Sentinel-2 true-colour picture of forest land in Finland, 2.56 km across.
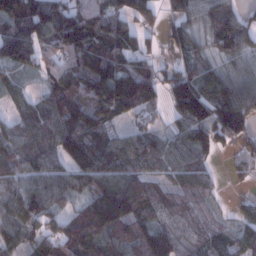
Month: January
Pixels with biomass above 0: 86%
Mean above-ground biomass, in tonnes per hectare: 104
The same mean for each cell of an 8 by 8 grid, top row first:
143 164 136 101 71 66 81 68
178 84 184 131 57 65 66 93
40 72 161 185 152 111 111 95
45 112 176 113 71 86 148 183
110 112 167 123 90 72 55 58
94 110 109 125 90 73 51 29
100 97 65 257 111 83 39 27
85 118 173 117 134 87 80 80
